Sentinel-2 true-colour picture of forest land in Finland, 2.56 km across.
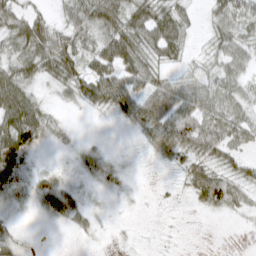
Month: March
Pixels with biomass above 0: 75%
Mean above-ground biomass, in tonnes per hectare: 33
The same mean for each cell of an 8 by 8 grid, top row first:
38 19 44 58 57 44 22 52
41 57 44 62 52 39 18 42
59 32 51 63 50 26 31 34
78 28 9 28 65 74 55 34
72 14 12 2 17 68 58 33
50 19 15 28 2 12 61 35
16 38 30 4 3 5 30 23
27 1 5 4 3 5 0 0
